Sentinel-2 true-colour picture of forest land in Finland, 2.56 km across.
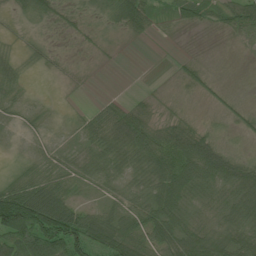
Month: July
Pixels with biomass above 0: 81%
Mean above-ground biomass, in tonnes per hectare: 41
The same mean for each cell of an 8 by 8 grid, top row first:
20 38 20 57 61 38 36 60
10 14 8 7 1 2 2 7
28 6 6 0 1 12 18 3
26 15 13 38 36 14 8 19
14 25 27 57 66 73 55 7
27 60 42 37 49 87 76 76
144 137 42 42 62 66 35 77
88 95 96 90 66 66 75 59
